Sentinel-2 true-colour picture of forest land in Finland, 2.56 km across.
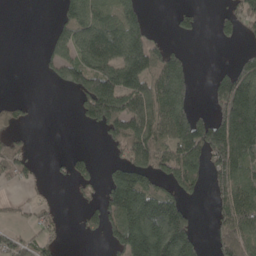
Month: May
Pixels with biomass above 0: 50%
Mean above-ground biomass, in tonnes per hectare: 89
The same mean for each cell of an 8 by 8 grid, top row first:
0 2 136 96 67 29 3 84
0 38 134 164 158 40 0 17
0 23 110 182 162 180 27 198
35 0 40 192 149 180 46 241
37 0 0 56 162 149 189 232
40 9 41 71 114 126 82 131
13 22 27 135 226 138 14 148
44 40 6 65 243 182 29 162
